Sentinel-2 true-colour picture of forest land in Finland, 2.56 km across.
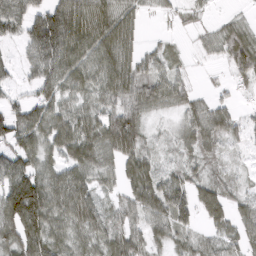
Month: March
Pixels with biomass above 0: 82%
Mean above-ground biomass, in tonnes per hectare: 57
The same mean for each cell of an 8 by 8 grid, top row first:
76 85 83 89 23 16 11 13
19 103 89 87 27 10 23 81
24 72 70 74 56 40 4 37
55 76 57 71 54 30 58 19
79 60 94 89 52 28 42 24
111 71 72 34 72 38 31 13
157 115 96 26 70 88 56 36
93 99 48 62 51 36 29 47
